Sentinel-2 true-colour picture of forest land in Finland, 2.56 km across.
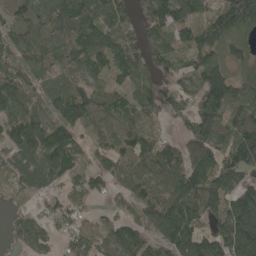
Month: May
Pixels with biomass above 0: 86%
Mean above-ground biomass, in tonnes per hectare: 105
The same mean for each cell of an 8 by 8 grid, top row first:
71 92 116 106 102 148 82 179
73 74 102 133 107 84 120 61
84 73 101 62 116 95 123 76
92 98 131 71 105 69 162 125
152 166 66 91 123 56 143 161
113 121 73 85 129 143 141 145
46 58 66 38 87 162 112 141
65 58 97 92 89 130 97 208
